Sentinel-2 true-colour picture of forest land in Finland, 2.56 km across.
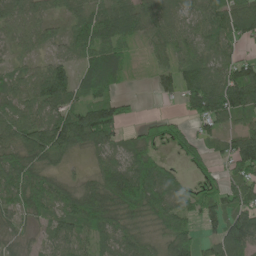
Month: June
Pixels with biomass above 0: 84%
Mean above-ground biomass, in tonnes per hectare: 68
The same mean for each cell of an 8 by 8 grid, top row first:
68 51 60 83 59 39 71 80
40 37 60 75 25 54 57 34
50 109 53 71 6 81 99 97
57 75 87 94 5 15 111 80
83 119 79 73 58 46 48 88
97 63 18 95 117 43 37 80
66 74 110 100 98 83 80 92
35 40 66 71 51 88 42 130
